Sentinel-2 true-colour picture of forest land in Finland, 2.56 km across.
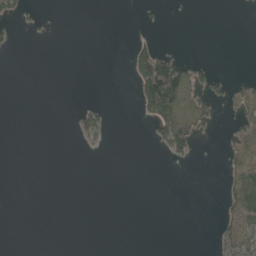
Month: May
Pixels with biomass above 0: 13%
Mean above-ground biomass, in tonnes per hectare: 11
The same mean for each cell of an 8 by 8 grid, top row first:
16 2 0 0 0 0 0 0
6 0 0 0 19 3 0 0
0 0 0 0 86 127 20 9
0 0 13 3 19 89 29 17
0 0 6 2 1 53 0 34
0 0 0 0 0 0 0 44
0 0 0 0 0 0 0 42
0 0 0 0 0 0 0 42
